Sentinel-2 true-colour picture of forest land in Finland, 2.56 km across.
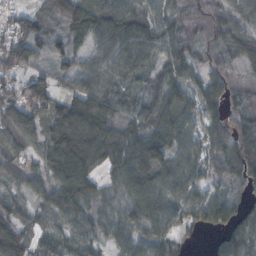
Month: October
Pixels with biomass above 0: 91%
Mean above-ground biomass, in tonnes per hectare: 73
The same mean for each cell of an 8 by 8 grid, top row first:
44 56 104 121 79 63 66 76
88 48 54 100 88 68 51 79
62 51 74 88 57 65 56 54
99 86 129 73 67 94 55 62
85 71 114 93 109 88 65 80
43 82 88 51 96 91 47 88
53 58 56 54 101 87 106 58
105 30 60 50 68 51 10 74
